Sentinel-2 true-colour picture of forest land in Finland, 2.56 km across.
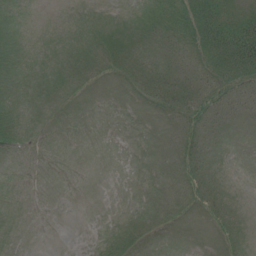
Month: July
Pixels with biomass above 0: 46%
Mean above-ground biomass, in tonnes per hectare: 8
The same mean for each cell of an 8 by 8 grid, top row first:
2 0 1 2 5 18 36 29
8 1 11 16 9 10 37 60
5 6 10 6 20 14 17 22
8 3 0 0 2 16 20 10
7 0 0 0 0 8 11 1
0 0 0 0 0 9 17 0
0 0 0 0 3 9 16 5
0 0 0 3 6 0 2 7
